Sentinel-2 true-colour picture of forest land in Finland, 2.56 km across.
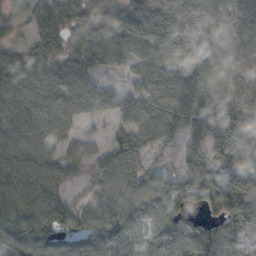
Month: October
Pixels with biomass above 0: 85%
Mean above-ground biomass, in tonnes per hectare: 77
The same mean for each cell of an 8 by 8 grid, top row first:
29 70 54 83 88 80 66 68
57 71 70 100 88 76 70 63
93 88 82 16 72 90 80 66
86 121 81 54 87 106 76 77
99 84 66 70 82 36 68 96
102 84 30 71 64 52 106 92
95 106 44 78 73 90 73 126
90 105 96 86 49 78 97 49
